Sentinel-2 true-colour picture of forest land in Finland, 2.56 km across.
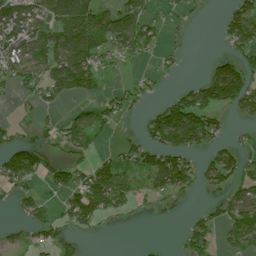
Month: July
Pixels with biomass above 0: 51%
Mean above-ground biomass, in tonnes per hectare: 61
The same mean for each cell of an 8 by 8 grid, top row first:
127 104 146 92 84 28 5 66
105 139 159 80 75 13 0 47
69 99 130 12 19 11 83 84
11 22 48 56 24 145 91 37
62 32 78 16 64 118 54 25
98 57 63 131 76 146 49 57
30 34 119 74 12 4 23 82
24 35 16 1 1 7 67 56
